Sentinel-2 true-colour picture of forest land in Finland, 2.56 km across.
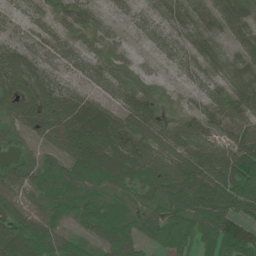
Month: June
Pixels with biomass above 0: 90%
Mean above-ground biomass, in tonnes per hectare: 64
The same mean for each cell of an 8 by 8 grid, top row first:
23 31 39 27 29 37 40 65
40 52 45 26 18 36 49 49
81 48 40 65 31 16 34 63
84 88 105 67 89 15 45 49
40 55 125 90 89 82 75 68
84 78 77 72 69 129 104 125
53 71 63 73 69 82 100 84
110 85 39 80 56 78 56 95
